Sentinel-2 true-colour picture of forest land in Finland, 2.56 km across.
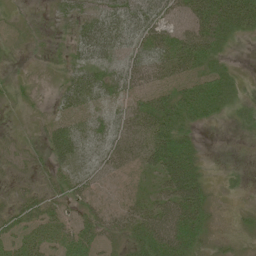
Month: June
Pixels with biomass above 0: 77%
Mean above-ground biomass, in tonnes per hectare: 28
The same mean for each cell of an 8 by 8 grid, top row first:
5 5 24 47 49 26 71 60
5 6 32 39 33 44 51 4
8 3 37 31 29 30 42 15
5 11 29 22 45 55 35 21
10 37 31 28 40 57 2 5
10 17 23 12 17 62 14 9
25 30 24 18 32 64 34 10
31 35 38 22 53 70 26 12
